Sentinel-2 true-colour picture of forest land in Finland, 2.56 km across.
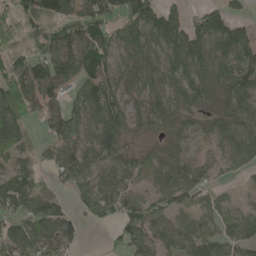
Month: May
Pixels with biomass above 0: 82%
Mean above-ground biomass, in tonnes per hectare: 80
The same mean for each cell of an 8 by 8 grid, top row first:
71 102 102 84 160 74 106 39
72 98 124 102 124 141 121 127
131 134 83 98 99 109 118 127
103 75 80 122 85 97 77 93
78 45 76 103 39 66 36 81
70 25 72 59 54 67 33 18
72 91 40 61 68 57 21 28
83 92 32 16 88 74 66 59
